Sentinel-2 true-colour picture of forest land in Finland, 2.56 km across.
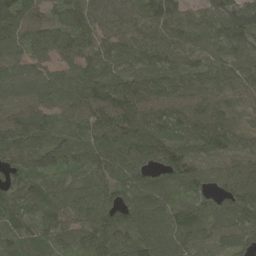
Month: May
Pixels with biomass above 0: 97%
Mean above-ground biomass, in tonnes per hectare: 98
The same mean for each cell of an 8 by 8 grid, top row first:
115 78 100 91 91 87 98 161
98 92 96 90 99 101 108 92
103 92 114 108 92 86 92 89
106 99 111 131 109 88 109 59
130 92 97 133 102 83 100 53
100 102 57 92 84 115 79 83
114 97 107 117 101 108 77 102
91 94 97 132 127 116 60 75
